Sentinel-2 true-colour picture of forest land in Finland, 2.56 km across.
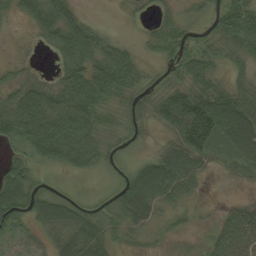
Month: September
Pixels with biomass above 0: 82%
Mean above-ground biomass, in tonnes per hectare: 45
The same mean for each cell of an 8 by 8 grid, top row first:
21 66 29 1 11 23 29 100
6 24 76 38 15 46 42 51
23 19 83 85 27 31 52 25
74 74 89 30 39 96 125 89
42 91 62 26 12 52 80 92
81 11 14 12 66 75 16 16
69 78 41 39 55 31 4 35
26 35 64 28 16 9 24 68
